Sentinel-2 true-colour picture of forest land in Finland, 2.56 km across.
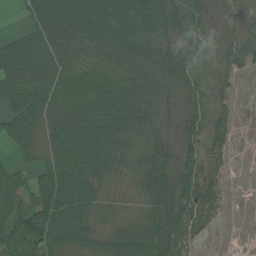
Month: July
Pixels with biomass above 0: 87%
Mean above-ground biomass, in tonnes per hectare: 69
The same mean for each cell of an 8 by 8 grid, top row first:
6 97 120 134 128 63 19 15
77 98 90 96 81 60 30 27
94 87 77 87 77 48 17 13
91 84 94 115 70 23 33 17
59 62 134 105 63 37 45 9
61 113 149 62 64 82 40 1
91 152 120 30 46 89 81 1
97 107 95 72 102 94 16 0
